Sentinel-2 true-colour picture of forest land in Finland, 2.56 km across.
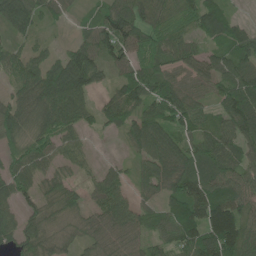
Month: June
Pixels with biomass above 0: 86%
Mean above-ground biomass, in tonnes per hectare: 71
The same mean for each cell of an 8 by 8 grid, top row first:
99 43 19 91 74 76 88 18
43 27 67 95 81 84 46 77
62 104 122 35 94 55 65 87
82 90 76 68 76 96 52 108
53 63 43 3 77 69 82 83
75 59 29 45 54 101 101 83
52 47 42 87 47 80 145 89
59 59 47 65 57 89 133 119
